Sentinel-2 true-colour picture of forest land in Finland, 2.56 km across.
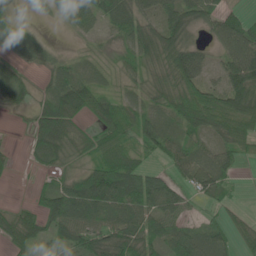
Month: June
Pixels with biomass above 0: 80%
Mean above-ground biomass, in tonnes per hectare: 51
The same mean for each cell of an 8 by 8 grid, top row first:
17 7 38 50 50 75 54 40
42 24 8 11 55 78 28 82
39 28 48 17 35 76 35 93
12 65 69 73 47 71 116 108
4 93 48 66 51 43 29 58
7 23 47 108 67 34 56 15
24 62 101 83 83 55 16 13
59 41 72 83 65 63 50 44
